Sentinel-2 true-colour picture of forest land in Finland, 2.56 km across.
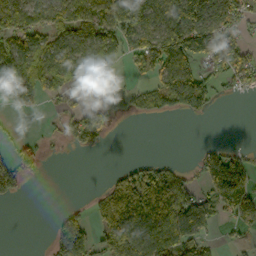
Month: October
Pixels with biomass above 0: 56%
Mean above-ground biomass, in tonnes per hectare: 67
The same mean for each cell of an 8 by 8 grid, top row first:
97 92 90 115 130 150 116 58
124 96 102 72 110 157 121 63
119 76 36 41 29 117 60 54
17 10 47 38 44 64 42 0
29 12 47 3 0 0 15 11
77 3 0 33 111 83 105 126
0 0 21 127 161 127 66 100
0 39 118 104 120 125 42 18
